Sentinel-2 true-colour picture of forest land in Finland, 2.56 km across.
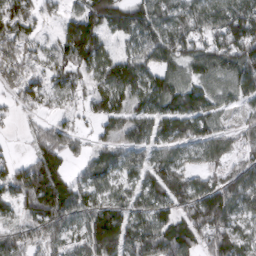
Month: March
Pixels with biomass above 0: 80%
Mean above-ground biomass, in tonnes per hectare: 96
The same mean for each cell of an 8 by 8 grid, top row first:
137 36 101 122 111 100 98 151
99 42 159 37 93 119 92 151
85 73 65 132 117 90 81 111
26 35 41 94 82 132 91 32
7 107 34 56 72 93 95 49
114 188 45 75 89 103 56 89
68 189 100 99 83 103 196 89
106 107 82 179 153 183 110 91
